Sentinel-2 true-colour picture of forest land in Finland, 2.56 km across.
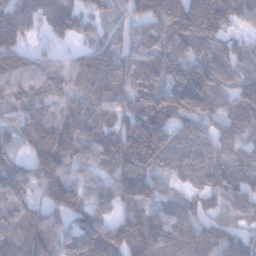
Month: January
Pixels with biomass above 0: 91%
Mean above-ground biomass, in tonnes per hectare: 100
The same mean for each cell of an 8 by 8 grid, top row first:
113 93 83 57 122 178 238 97
101 35 39 76 107 102 97 79
105 112 105 131 154 129 136 77
74 95 75 92 134 138 93 118
60 172 114 112 211 84 59 66
87 135 63 83 117 47 74 74
61 76 109 60 89 61 59 84
89 108 143 94 141 107 94 79
